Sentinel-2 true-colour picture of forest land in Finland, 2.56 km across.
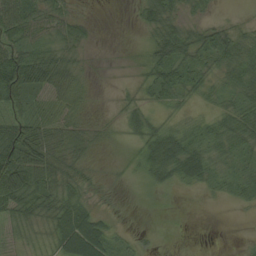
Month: August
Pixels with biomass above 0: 72%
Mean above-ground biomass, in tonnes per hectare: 31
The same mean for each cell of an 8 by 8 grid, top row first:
65 45 13 0 29 31 11 6
48 40 23 0 11 66 49 47
90 68 27 1 17 46 25 39
26 17 25 4 20 15 13 42
90 67 40 4 31 54 31 32
95 61 23 3 21 45 35 28
53 44 37 11 1 1 1 10
20 21 96 37 9 0 0 3
